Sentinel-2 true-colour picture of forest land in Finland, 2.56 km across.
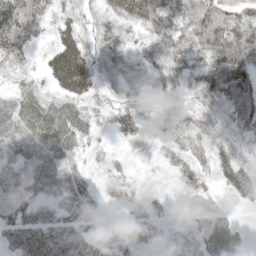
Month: May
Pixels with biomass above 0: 92%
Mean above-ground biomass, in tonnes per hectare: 38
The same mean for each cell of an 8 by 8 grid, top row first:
64 30 25 36 67 59 71 44
42 22 49 36 30 49 61 83
20 28 64 25 22 41 53 72
41 40 29 38 36 33 34 59
40 43 23 17 26 41 44 26
50 40 35 25 11 29 29 64
36 27 34 25 27 15 32 17
56 61 42 36 21 11 32 24
